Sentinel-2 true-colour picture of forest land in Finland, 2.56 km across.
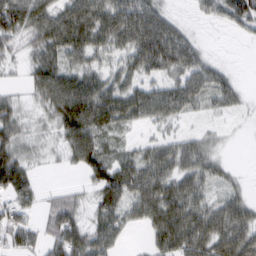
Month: February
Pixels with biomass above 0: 75%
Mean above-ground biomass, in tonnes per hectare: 47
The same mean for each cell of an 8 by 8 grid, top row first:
87 65 75 65 64 12 20 57
25 66 66 43 83 79 10 1
6 76 67 42 42 44 51 12
35 34 97 72 55 43 15 11
55 11 78 20 23 39 23 1
81 2 17 73 67 58 41 8
58 36 36 60 61 69 49 46
53 47 68 47 12 77 77 71
